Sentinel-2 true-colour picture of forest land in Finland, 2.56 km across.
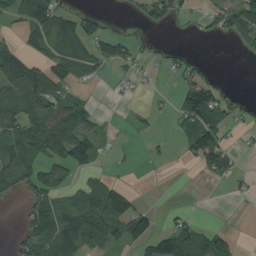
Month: August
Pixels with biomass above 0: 47%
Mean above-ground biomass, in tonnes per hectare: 48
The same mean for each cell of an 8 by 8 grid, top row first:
47 84 50 8 48 26 34 89
63 50 64 58 18 12 0 13
117 99 19 5 12 24 47 0
79 108 85 1 17 31 111 26
77 97 90 12 9 9 111 11
95 64 25 22 0 0 19 16
5 93 79 174 40 10 0 1
30 96 86 69 80 105 76 12
